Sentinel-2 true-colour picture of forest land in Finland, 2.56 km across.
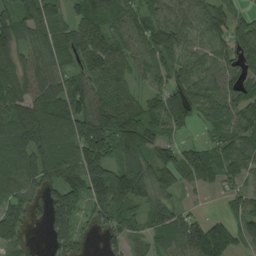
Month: August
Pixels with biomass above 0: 86%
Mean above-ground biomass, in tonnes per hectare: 89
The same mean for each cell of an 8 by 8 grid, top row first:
102 92 90 117 74 67 104 49
88 91 111 97 83 74 58 82
119 105 87 82 39 85 88 90
108 116 109 116 99 117 72 105
113 110 114 121 128 68 58 88
99 88 124 128 123 100 57 54
60 82 65 112 81 66 6 81
60 41 65 58 55 87 200 82
